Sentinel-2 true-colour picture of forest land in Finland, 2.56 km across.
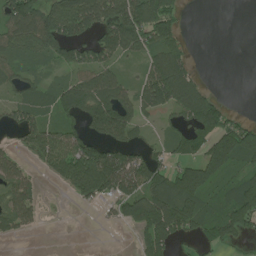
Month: July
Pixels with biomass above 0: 62%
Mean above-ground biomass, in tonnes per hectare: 71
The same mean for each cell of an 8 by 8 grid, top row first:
116 117 141 128 144 63 0 0
70 90 92 107 80 69 0 0
46 25 78 82 74 141 11 0
60 51 91 135 54 68 146 12
31 115 126 102 40 56 110 133
87 27 135 171 116 93 100 47
111 5 17 42 103 120 46 131
20 0 0 0 59 54 45 35
